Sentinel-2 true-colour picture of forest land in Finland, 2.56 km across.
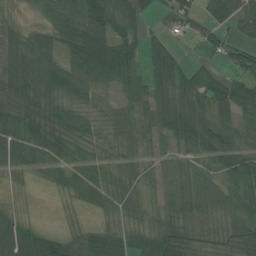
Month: July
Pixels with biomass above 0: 84%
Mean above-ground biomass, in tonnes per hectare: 53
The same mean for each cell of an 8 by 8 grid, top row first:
12 52 95 80 39 45 45 82
70 66 117 98 41 18 32 47
97 95 96 71 45 65 53 58
68 78 42 29 38 70 66 65
79 75 43 26 33 59 76 59
24 31 42 44 27 30 39 72
9 0 19 37 23 34 36 67
113 71 36 40 48 63 28 58
